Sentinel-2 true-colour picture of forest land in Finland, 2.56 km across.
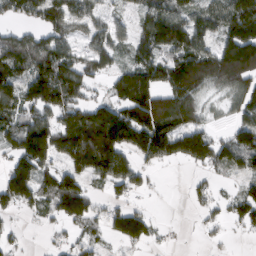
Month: March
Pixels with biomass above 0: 69%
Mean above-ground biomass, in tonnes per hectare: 92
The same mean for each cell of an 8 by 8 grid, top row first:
60 112 93 43 82 123 107 177
132 118 46 87 101 150 95 207
123 148 111 58 120 134 115 130
93 119 105 117 170 160 36 72
112 158 189 187 122 123 104 104
140 76 102 126 38 1 31 56
66 65 122 47 29 0 35 81
23 7 37 42 75 5 9 5
